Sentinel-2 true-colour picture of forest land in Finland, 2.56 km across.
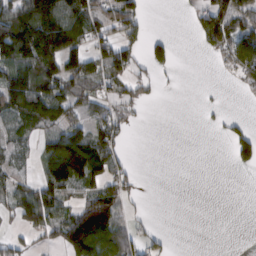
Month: February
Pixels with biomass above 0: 50%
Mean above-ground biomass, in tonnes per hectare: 60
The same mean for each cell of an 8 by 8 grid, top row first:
152 174 106 94 31 1 100 107
197 180 86 87 50 23 49 110
128 107 80 60 35 3 0 50
91 101 47 50 9 0 6 3
56 53 113 74 0 0 0 71
46 87 127 70 4 0 0 2
74 110 89 110 10 0 0 0
30 35 172 112 48 3 0 0
